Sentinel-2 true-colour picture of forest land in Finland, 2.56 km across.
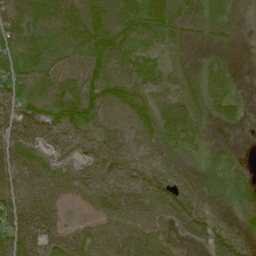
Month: July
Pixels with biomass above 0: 88%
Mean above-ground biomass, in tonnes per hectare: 50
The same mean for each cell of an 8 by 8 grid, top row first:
70 79 54 39 59 41 28 7
47 54 59 58 39 20 21 6
58 57 61 70 61 37 49 10
61 59 67 57 57 80 35 27
70 50 44 62 56 39 23 5
70 60 58 67 72 47 23 32
81 64 15 60 77 75 40 40
70 65 50 52 64 27 62 42
